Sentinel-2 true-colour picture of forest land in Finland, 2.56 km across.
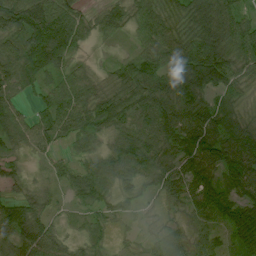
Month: July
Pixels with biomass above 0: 93%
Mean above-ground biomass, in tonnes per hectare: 56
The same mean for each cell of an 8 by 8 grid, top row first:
94 96 50 56 51 41 84 60
77 128 37 13 41 55 87 88
54 44 45 37 80 76 96 52
38 50 71 90 77 93 67 27
38 37 32 42 85 88 104 95
19 21 48 70 62 53 61 73
49 24 20 31 18 17 60 56
61 64 29 17 18 35 42 47
